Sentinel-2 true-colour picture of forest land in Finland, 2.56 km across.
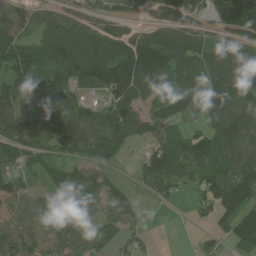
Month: July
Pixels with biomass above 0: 81%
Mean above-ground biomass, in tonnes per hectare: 86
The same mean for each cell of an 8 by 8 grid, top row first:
75 63 57 49 38 104 67 153
114 108 149 117 136 141 115 101
77 87 99 170 148 107 104 105
60 105 88 86 84 83 126 106
95 66 111 113 30 53 100 85
57 33 60 34 63 74 82 120
66 84 100 70 14 10 75 170
93 88 91 57 28 0 35 125
